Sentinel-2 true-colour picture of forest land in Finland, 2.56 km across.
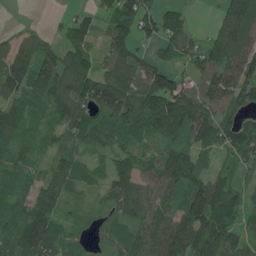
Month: June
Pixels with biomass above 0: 86%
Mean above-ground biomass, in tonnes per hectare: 91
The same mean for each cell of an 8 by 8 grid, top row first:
1 7 45 95 116 56 5 183
98 73 111 89 33 83 88 135
127 133 176 131 112 91 102 129
88 66 124 131 137 135 104 82
81 41 66 57 48 79 80 133
63 69 71 90 82 121 74 54
76 107 23 57 91 88 166 89
114 127 39 55 104 138 134 88
